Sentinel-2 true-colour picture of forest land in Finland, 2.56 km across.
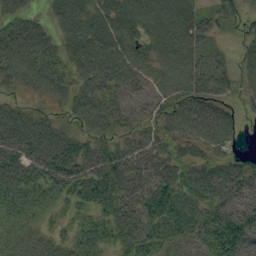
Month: September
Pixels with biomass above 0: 89%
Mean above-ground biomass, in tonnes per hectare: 51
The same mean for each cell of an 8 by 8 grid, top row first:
46 20 46 44 44 51 37 31
81 57 39 40 46 65 37 15
57 71 35 52 60 63 68 41
22 26 62 67 45 77 73 28
42 24 48 58 54 53 69 14
59 65 70 88 59 67 29 49
38 26 46 62 63 88 67 54
24 26 49 54 65 53 69 94
